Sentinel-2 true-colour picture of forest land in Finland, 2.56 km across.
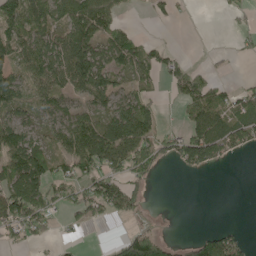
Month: May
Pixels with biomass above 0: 56%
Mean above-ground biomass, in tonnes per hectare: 57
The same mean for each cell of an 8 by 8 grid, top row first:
99 84 100 62 4 16 0 15
79 97 108 93 48 13 4 13
72 95 96 66 38 59 50 10
61 57 48 70 73 11 110 81
95 37 108 118 98 77 142 67
104 88 78 60 50 5 8 0
141 73 55 62 23 0 0 0
36 24 7 16 123 16 82 35
